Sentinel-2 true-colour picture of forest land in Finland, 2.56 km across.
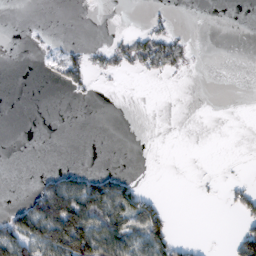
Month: February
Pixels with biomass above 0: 21%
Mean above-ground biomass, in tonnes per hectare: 21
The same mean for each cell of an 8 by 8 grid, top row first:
0 0 0 0 5 5 0 0
0 4 11 20 42 33 0 0
0 6 29 2 4 2 0 0
0 0 0 0 0 0 0 0
0 0 0 0 0 0 0 0
0 23 39 36 1 0 0 2
29 115 117 88 74 0 0 29
92 101 149 112 83 34 2 57
